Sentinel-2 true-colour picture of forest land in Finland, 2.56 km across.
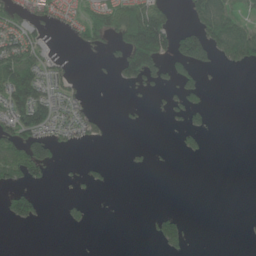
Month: June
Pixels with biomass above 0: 30%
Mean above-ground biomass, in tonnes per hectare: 35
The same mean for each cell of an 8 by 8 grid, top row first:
59 39 40 76 115 14 96 29
75 24 25 31 207 96 104 91
127 48 7 15 83 55 10 0
115 89 34 2 7 33 33 0
80 86 21 5 4 11 10 0
47 28 17 7 2 0 0 0
84 4 14 1 0 4 0 0
0 0 0 0 3 61 0 1
